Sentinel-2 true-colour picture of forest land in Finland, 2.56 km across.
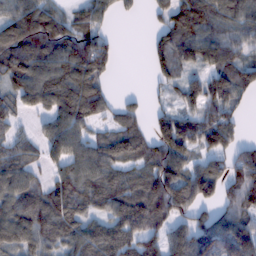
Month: February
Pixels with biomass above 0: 80%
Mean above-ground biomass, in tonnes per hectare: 86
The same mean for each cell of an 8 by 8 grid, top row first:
97 96 58 36 11 97 114 86
113 110 129 51 15 127 111 68
89 113 125 24 4 64 81 80
31 57 121 61 38 79 88 46
64 69 83 93 83 145 99 61
100 43 102 89 94 120 128 115
104 98 92 97 121 117 67 98
98 72 98 102 100 88 128 134
